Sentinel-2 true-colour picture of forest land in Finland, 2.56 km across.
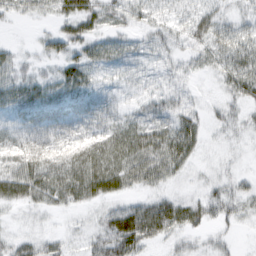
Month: February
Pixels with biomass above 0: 81%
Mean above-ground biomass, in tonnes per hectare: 30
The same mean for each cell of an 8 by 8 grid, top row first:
15 17 52 28 21 19 31 19
11 23 29 28 18 20 32 34
34 28 43 14 17 16 6 44
31 46 41 23 25 37 14 20
36 54 46 38 49 54 8 7
53 57 58 56 41 18 12 15
20 27 22 26 48 50 34 27
29 26 16 65 57 22 14 6
